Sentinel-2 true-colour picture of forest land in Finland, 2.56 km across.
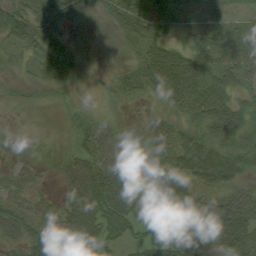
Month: August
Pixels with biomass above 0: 84%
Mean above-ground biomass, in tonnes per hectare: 43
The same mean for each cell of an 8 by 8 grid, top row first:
68 63 37 38 68 34 41 17
30 56 14 6 45 40 43 52
15 27 15 19 48 77 49 35
11 7 25 8 13 33 73 53
6 2 38 41 33 58 51 49
22 10 64 86 83 74 66 38
37 33 57 79 65 79 67 55
34 55 67 43 32 73 54 57
